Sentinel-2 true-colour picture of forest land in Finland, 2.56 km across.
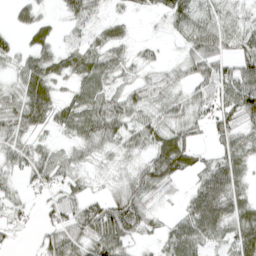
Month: April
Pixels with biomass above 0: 79%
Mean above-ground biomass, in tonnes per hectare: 43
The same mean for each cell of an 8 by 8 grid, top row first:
25 15 47 20 14 60 40 26
27 45 38 47 14 12 72 43
27 58 44 40 21 25 64 85
49 53 55 61 39 43 47 82
44 24 35 40 39 78 19 46
34 53 27 13 57 49 62 49
29 28 52 69 47 11 97 58
11 41 54 73 18 59 48 66
